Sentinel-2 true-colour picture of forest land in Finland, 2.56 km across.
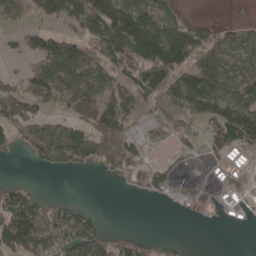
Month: April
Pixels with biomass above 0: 56%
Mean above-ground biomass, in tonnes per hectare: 65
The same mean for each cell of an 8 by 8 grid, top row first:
42 91 161 226 112 60 9 7
19 86 77 154 191 211 77 80
24 74 85 70 119 108 125 95
47 29 66 113 31 41 101 138
43 84 95 140 31 28 45 79
0 5 8 30 26 20 6 22
122 53 30 0 0 5 5 24
142 95 117 45 15 5 0 0
